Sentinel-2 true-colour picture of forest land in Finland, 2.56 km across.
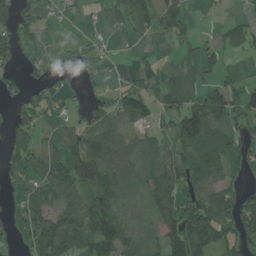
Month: July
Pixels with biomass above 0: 61%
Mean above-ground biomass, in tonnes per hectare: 50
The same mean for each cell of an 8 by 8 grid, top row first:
63 17 10 43 79 68 4 17
49 10 13 11 10 16 22 39
20 33 14 6 29 39 24 32
36 47 20 54 59 70 109 54
51 38 65 91 49 65 71 54
25 60 106 81 53 81 75 14
26 66 85 74 22 76 107 76
19 106 72 102 25 100 108 64
